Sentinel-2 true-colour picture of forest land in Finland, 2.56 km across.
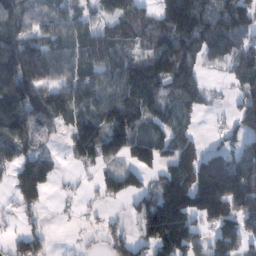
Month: February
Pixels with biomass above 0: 74%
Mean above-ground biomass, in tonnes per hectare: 98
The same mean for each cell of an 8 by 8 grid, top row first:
101 56 62 88 75 154 90 153
154 97 89 88 64 117 75 41
189 109 94 101 161 133 20 53
172 133 95 154 107 87 19 90
125 33 146 136 108 98 37 70
115 98 16 66 60 178 230 173
54 21 16 13 97 224 194 96
65 45 8 71 82 195 76 103
